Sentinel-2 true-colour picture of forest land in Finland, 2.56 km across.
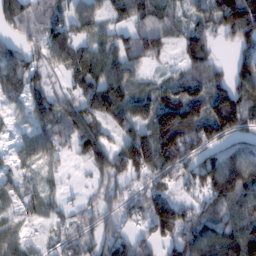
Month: February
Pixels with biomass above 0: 83%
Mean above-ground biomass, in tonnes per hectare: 84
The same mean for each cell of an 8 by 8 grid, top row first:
105 84 84 49 68 35 69 150
61 103 68 92 69 37 65 68
99 33 65 111 40 65 93 117
36 70 103 129 105 172 144 136
29 91 99 64 160 183 103 81
41 36 6 89 89 75 131 180
35 46 36 55 101 111 55 96
45 25 58 84 49 89 123 161
